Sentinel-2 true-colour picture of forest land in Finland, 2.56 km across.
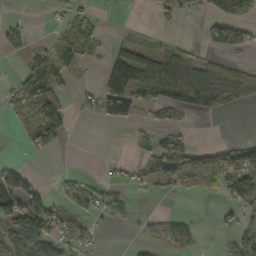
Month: October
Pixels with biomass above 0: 42%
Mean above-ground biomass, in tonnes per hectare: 40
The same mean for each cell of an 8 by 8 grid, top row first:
5 5 37 1 1 25 21 38
37 32 39 25 40 29 19 30
27 90 6 136 75 91 91 61
43 140 12 94 19 32 33 6
2 78 0 0 20 58 15 31
65 1 5 5 39 82 95 133
74 83 31 29 1 1 1 36
61 85 41 0 12 44 1 64
